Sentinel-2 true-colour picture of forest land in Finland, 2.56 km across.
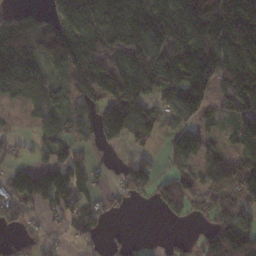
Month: November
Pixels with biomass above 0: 71%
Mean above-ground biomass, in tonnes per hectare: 103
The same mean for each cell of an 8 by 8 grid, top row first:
54 82 190 194 147 143 198 214
97 134 247 201 176 174 165 223
133 53 139 185 157 122 139 171
12 71 80 146 109 90 65 93
34 62 61 50 39 106 48 89
95 168 119 23 120 75 70 154
80 71 81 34 8 69 83 104
28 33 39 16 11 18 81 126
